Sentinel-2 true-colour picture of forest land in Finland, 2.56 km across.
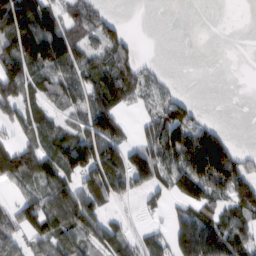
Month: February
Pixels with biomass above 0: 64%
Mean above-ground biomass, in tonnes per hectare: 74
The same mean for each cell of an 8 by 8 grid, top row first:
208 114 72 30 0 0 0 0
145 197 80 98 4 0 0 0
138 65 67 117 47 9 0 0
83 52 51 115 18 68 6 0
65 61 114 122 65 140 177 17
95 104 93 170 69 107 169 98
59 100 135 30 27 34 76 90
48 79 75 87 58 121 154 82
